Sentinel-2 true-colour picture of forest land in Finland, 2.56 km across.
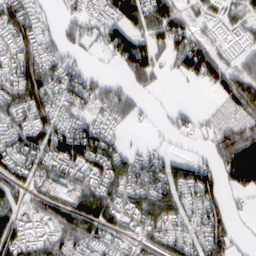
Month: February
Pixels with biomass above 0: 72%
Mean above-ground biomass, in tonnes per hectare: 67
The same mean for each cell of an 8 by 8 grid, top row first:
92 28 54 70 88 80 41 34
78 57 40 73 78 79 64 37
100 116 76 29 83 15 52 71
79 78 59 75 18 28 9 61
80 97 115 58 15 10 30 126
65 102 82 99 97 78 73 107
47 81 112 85 92 73 95 13
83 72 83 56 65 64 88 18
